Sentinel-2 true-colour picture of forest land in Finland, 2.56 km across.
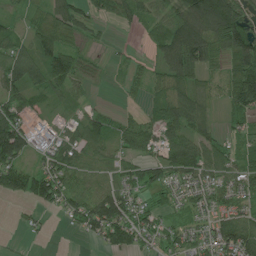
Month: July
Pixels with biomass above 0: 77%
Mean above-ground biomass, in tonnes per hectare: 57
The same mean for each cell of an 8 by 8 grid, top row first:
18 55 54 46 54 83 163 105
59 81 44 9 11 125 110 115
77 85 48 8 31 70 31 98
70 26 25 25 25 78 32 48
125 36 55 44 63 71 58 26
90 96 63 41 57 54 51 58
5 38 83 121 44 30 41 46
1 5 10 66 42 53 53 117
